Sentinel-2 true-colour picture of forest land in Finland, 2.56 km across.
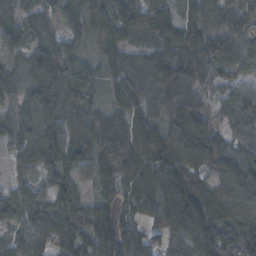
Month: November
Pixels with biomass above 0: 92%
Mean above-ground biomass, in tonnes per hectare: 83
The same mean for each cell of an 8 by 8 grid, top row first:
62 34 68 87 88 46 69 82
65 88 35 65 42 84 102 87
52 129 99 59 91 123 87 59
56 100 86 53 67 110 65 84
86 160 78 102 107 117 126 77
42 48 41 83 107 115 80 118
99 74 70 60 56 139 115 103
53 71 75 85 67 68 120 125
